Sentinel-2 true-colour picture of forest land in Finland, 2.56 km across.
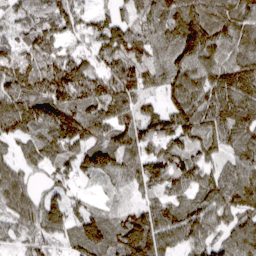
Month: March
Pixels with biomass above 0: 93%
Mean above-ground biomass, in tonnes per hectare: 108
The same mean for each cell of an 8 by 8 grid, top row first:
88 82 85 71 94 137 132 101
76 105 63 119 95 113 136 85
149 167 166 159 114 106 123 151
152 161 143 129 86 126 132 142
66 118 121 127 100 101 83 106
107 52 58 76 121 129 83 117
125 112 55 38 95 100 116 116
51 78 105 99 166 97 91 116
